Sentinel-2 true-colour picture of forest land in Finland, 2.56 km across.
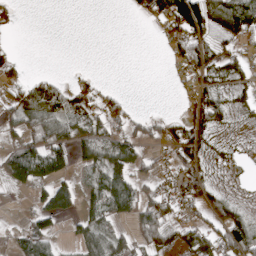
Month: April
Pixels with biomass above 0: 54%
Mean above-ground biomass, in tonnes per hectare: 41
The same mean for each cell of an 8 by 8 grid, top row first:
17 0 0 0 21 109 120 163
2 0 0 0 0 38 64 26
26 33 19 2 0 11 34 38
56 85 46 51 10 6 82 18
47 90 45 52 36 40 25 5
83 65 20 93 38 41 31 3
2 76 40 79 77 43 49 36
31 53 37 59 47 42 71 109
